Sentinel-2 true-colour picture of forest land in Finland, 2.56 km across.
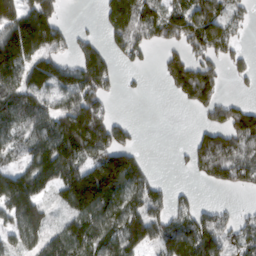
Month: March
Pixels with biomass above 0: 67%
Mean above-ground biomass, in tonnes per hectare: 106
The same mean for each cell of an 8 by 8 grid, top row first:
187 171 2 123 175 148 173 77
225 145 72 64 96 85 147 51
113 102 153 71 11 145 153 32
134 116 172 47 0 3 81 97
79 155 183 158 12 6 104 122
103 130 175 210 98 4 68 112
136 76 137 123 138 66 49 26
83 116 114 114 114 130 155 113
